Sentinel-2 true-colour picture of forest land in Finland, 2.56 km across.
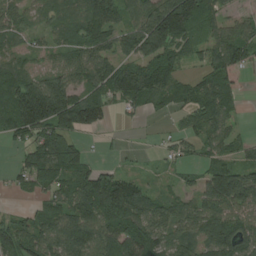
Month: August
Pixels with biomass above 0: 77%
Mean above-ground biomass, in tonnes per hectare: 85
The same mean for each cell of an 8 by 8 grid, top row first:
56 46 75 99 103 216 100 28
41 38 81 73 96 88 61 98
102 98 72 119 120 72 84 54
172 213 176 41 41 51 97 27
42 123 50 7 3 39 59 40
33 115 97 84 23 22 95 126
15 75 101 156 104 76 92 95
127 108 121 140 141 94 97 96
